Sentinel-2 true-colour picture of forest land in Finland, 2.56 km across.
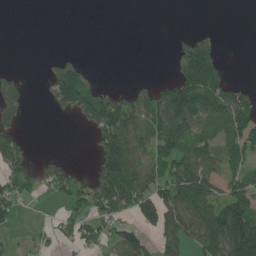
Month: June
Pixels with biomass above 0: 47%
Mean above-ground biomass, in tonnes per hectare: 68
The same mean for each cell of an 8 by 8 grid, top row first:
0 0 0 0 0 0 0 0
0 0 0 0 0 30 101 0
41 63 134 1 11 97 162 16
51 13 115 138 125 155 106 109
61 0 0 165 95 118 73 96
93 70 32 182 114 126 104 75
66 1 60 138 121 145 118 161
15 32 74 63 68 96 123 174
